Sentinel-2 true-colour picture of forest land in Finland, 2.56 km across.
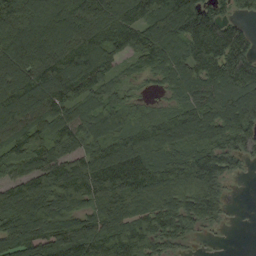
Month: September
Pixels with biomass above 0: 90%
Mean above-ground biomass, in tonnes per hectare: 116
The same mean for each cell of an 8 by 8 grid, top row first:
132 135 149 136 128 163 125 44
145 140 143 114 130 94 153 117
140 166 160 72 33 91 118 131
146 121 92 88 47 85 127 153
98 117 107 114 132 118 118 76
85 138 184 196 167 139 142 26
149 141 104 154 126 112 102 1
155 131 144 150 130 70 8 0
